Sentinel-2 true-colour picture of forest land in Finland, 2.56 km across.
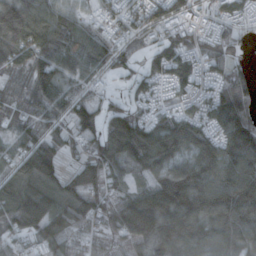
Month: October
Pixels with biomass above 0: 89%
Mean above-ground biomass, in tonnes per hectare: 103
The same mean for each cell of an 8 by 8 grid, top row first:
115 106 61 56 94 79 41 65
119 147 100 77 35 84 76 32
48 137 64 28 59 108 84 81
53 100 103 67 58 79 116 152
75 111 59 134 163 140 119 165
113 138 104 89 69 130 129 154
174 164 134 102 186 191 149 177
69 112 62 60 129 150 121 112
